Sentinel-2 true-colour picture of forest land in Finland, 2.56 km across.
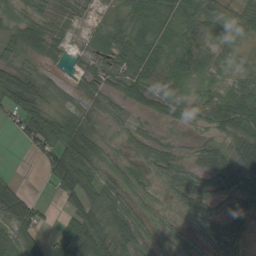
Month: August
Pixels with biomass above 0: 75%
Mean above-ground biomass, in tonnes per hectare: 37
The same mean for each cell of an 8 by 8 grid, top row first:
27 39 14 19 55 39 46 22
38 28 11 42 55 42 37 11
51 19 25 36 63 44 20 32
51 47 19 20 17 26 36 83
10 52 69 11 25 11 20 45
9 43 88 19 17 45 34 53
108 10 57 50 19 18 30 33
54 31 87 61 43 23 28 32
